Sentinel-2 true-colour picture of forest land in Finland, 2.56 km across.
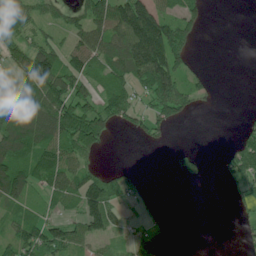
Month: June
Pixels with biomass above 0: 57%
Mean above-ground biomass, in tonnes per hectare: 60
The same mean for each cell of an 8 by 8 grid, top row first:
104 43 59 120 165 66 19 0
69 90 82 100 207 109 0 0
71 138 83 77 106 116 25 0
122 125 108 82 47 80 5 4
121 95 75 8 20 6 0 55
113 87 68 43 8 27 15 70
45 29 78 73 15 0 0 20
68 101 60 31 59 8 0 11
